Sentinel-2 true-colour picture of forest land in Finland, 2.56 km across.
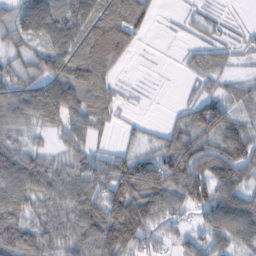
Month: February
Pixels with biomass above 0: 81%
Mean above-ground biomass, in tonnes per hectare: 58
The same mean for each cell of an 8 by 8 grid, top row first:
56 64 61 73 48 7 26 5
42 58 74 103 8 4 36 21
65 58 79 45 3 3 35 23
73 71 55 46 3 18 82 34
43 13 46 14 24 85 69 94
82 74 66 86 106 106 97 65
70 59 83 103 115 56 89 89
92 63 76 121 74 38 56 59
